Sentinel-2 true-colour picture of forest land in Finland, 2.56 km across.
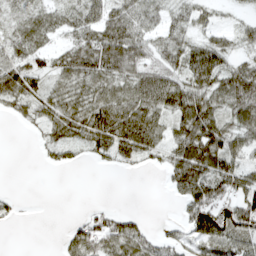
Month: April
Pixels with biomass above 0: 71%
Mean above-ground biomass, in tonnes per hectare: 45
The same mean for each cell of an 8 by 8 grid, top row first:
30 44 37 50 53 34 25 12
50 35 67 90 54 53 58 27
83 37 50 49 61 52 69 78
33 43 51 82 75 63 71 67
0 31 41 76 74 55 99 45
0 1 0 4 4 68 87 52
9 0 3 16 1 12 96 71
0 0 51 63 51 36 91 60
